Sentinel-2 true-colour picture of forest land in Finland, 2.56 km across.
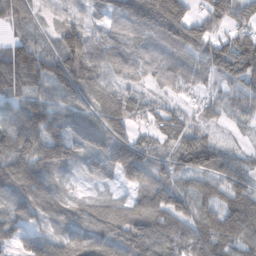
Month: November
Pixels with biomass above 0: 91%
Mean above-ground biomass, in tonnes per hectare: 88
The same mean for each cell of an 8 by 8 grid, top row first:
101 35 45 51 133 178 101 90
108 66 150 77 59 93 98 119
132 116 156 59 43 65 45 89
89 109 106 125 75 61 33 41
133 143 96 128 85 79 98 20
131 91 35 56 85 70 74 91
75 96 70 70 84 84 64 120
55 69 104 98 121 93 85 94
